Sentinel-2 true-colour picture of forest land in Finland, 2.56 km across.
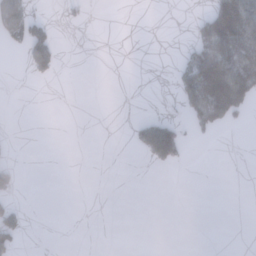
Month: January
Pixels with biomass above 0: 15%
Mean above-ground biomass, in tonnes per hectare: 23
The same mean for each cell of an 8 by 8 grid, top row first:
93 16 8 0 0 0 78 153
18 93 0 0 0 4 110 119
0 15 0 0 0 38 161 141
0 0 0 0 4 10 116 57
0 0 0 0 48 90 3 0
24 0 0 0 0 1 0 0
25 0 0 0 0 0 0 0
40 0 0 0 0 0 0 0
